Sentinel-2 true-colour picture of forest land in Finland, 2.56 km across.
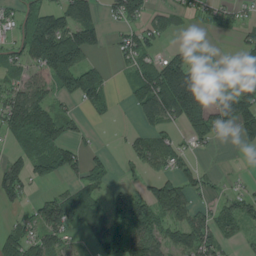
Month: July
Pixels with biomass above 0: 62%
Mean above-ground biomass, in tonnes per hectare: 68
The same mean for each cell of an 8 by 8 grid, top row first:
43 97 105 39 63 32 31 29
45 178 159 22 69 29 23 37
47 78 166 24 103 220 82 77
128 88 24 17 77 117 130 155
63 92 39 3 52 39 44 26
89 60 54 29 37 66 25 6
23 94 114 55 92 81 40 62
68 75 18 59 110 82 83 27
